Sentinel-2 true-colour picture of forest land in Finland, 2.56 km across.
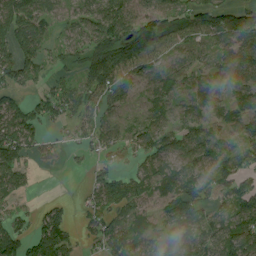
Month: August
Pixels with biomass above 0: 77%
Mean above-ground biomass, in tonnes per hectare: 62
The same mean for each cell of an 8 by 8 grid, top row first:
101 64 54 118 64 64 81 79
85 37 55 133 121 53 36 90
68 30 53 103 59 57 42 79
73 60 60 38 26 45 45 61
100 27 29 39 57 76 69 52
59 0 5 48 48 74 71 73
29 31 26 66 35 74 38 77
91 124 30 71 35 68 68 118
